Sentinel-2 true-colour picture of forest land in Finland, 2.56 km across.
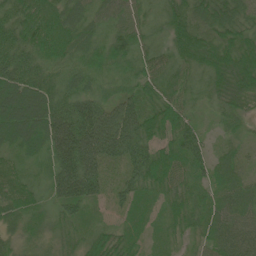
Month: June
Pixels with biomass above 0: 98%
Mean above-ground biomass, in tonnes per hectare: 52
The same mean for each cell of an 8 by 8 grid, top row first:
65 87 38 38 26 51 50 39
68 87 42 43 30 53 70 64
79 42 30 23 44 43 38 83
95 84 89 66 58 66 14 46
53 72 127 88 60 62 28 21
53 46 130 20 69 60 40 31
54 30 56 23 40 48 44 48
29 24 33 53 29 25 33 51
